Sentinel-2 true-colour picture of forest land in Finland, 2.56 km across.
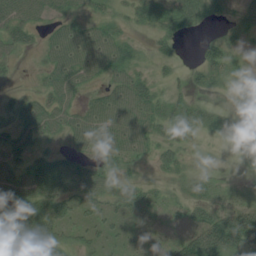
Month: July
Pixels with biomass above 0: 80%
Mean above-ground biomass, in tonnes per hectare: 35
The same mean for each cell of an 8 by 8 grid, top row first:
48 30 22 17 35 46 30 20
28 32 70 56 11 24 40 18
4 30 45 35 29 13 32 23
21 47 39 62 50 31 27 22
27 13 33 49 38 32 8 40
45 68 57 35 11 20 13 10
39 57 33 27 31 21 51 44
35 50 29 21 18 32 101 82
